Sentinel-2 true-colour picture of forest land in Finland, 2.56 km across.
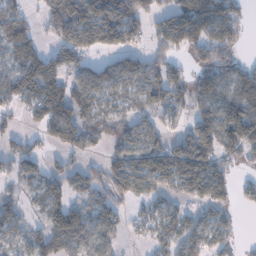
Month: January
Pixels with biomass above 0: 72%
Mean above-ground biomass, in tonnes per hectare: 81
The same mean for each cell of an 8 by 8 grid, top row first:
57 76 147 131 84 112 154 55
67 43 95 86 58 78 128 45
104 121 74 78 87 75 95 105
47 117 104 46 48 58 85 153
40 42 95 49 90 85 123 128
55 57 74 97 141 153 156 27
36 71 71 82 52 55 77 32
45 77 79 47 29 91 82 29
